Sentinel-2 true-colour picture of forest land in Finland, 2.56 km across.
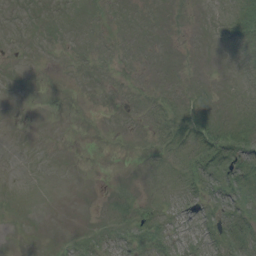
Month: August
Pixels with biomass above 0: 39%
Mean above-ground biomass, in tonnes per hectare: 4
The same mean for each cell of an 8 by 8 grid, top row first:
0 0 1 2 1 0 1 7
0 0 1 3 2 1 1 3
0 0 1 2 2 3 2 2
0 0 0 1 3 7 7 7
0 0 0 0 2 8 18 16
0 0 0 1 2 5 12 15
0 0 0 5 7 6 7 12
0 0 7 7 15 9 9 14
